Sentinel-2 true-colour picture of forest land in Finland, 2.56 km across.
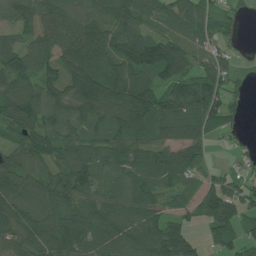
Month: July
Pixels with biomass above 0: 86%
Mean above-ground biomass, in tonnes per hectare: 90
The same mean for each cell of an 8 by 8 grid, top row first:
84 88 88 107 86 90 65 29
90 83 134 102 159 132 65 24
118 89 143 118 88 124 101 30
128 102 99 94 157 121 144 27
67 91 94 95 90 125 60 19
112 77 104 73 69 72 41 39
121 96 104 90 91 37 92 86
84 116 103 90 102 95 49 61
